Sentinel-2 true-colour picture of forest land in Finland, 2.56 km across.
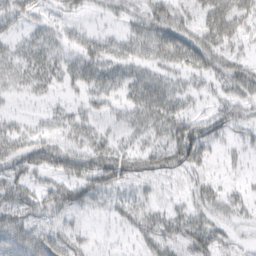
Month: March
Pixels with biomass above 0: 66%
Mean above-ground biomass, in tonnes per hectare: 30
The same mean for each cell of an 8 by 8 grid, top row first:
42 16 15 15 41 40 43 43
23 31 25 22 29 45 43 20
30 29 30 29 34 23 22 42
11 13 18 20 39 36 21 31
37 37 31 27 21 58 33 20
44 27 39 57 40 23 16 9
56 39 32 19 24 16 25 18
59 57 27 6 29 38 44 12
